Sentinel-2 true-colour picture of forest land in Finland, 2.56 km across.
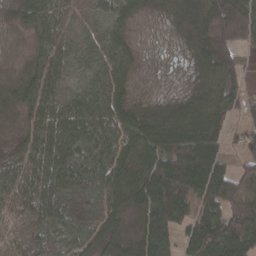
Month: March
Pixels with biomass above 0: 88%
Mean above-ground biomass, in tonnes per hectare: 65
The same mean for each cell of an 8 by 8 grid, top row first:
27 62 9 44 22 76 145 102
4 50 26 55 11 21 134 68
30 62 26 66 8 10 70 48
23 68 74 75 53 85 106 35
24 74 77 70 94 102 103 33
61 86 72 75 79 159 175 81
43 74 45 60 68 127 90 105
25 40 49 47 71 51 117 96
